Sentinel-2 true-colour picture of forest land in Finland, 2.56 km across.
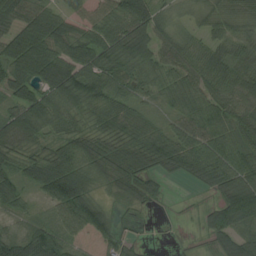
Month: August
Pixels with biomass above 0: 87%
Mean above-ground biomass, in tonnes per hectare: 58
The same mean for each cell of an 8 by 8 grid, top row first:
73 71 31 54 84 19 42 53
86 90 66 86 90 55 52 50
79 88 94 70 47 47 68 70
67 89 51 61 34 40 59 66
69 38 57 56 55 72 65 58
45 92 77 69 59 32 69 80
33 29 96 30 23 2 29 113
63 78 23 43 13 2 24 60
